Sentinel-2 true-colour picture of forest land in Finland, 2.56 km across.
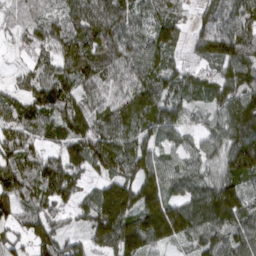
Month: March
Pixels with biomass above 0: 94%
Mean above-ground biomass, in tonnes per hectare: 103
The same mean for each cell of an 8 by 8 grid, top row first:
62 52 132 128 72 80 66 113
38 70 116 119 98 79 101 143
44 105 111 97 109 90 60 131
92 116 135 115 136 95 60 175
102 70 120 134 96 51 71 139
130 143 78 117 134 88 71 127
78 92 66 210 144 117 160 126
67 127 62 154 141 77 92 102
